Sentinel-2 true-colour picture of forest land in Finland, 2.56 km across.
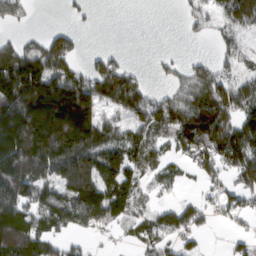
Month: March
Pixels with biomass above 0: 67%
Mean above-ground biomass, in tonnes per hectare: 114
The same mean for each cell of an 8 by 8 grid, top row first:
65 0 17 0 0 5 68 163
103 156 37 14 0 3 6 60
275 209 153 200 40 55 152 91
257 241 262 88 146 169 209 146
261 248 215 128 145 98 191 175
210 135 249 158 84 50 56 115
149 148 170 166 71 59 50 51
195 107 35 17 63 63 9 38
